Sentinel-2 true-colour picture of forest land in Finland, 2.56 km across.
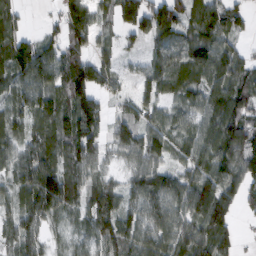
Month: February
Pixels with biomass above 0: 86%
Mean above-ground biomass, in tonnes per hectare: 71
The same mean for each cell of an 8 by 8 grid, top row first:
46 14 90 47 94 95 89 52
93 69 74 37 33 78 85 33
70 89 141 46 47 86 72 71
54 81 140 30 55 44 72 98
54 67 117 58 99 48 83 125
65 109 66 28 87 59 87 92
56 106 52 77 82 78 120 45
55 35 35 81 88 84 84 27
